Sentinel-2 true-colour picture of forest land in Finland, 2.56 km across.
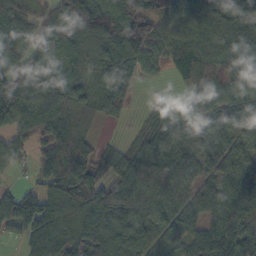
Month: October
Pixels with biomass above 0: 87%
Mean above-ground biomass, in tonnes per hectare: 77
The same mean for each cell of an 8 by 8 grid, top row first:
69 95 150 106 102 80 79 95
70 108 66 94 70 60 69 106
138 97 65 72 23 25 80 79
126 105 46 45 12 63 67 63
58 76 65 12 55 79 62 44
19 72 109 64 82 76 48 63
124 97 101 90 57 63 68 101
33 138 93 109 71 50 97 102
